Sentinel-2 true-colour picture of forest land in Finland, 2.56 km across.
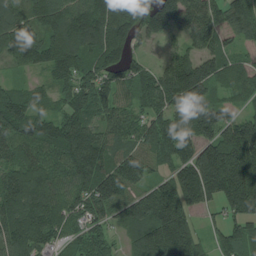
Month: July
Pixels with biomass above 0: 91%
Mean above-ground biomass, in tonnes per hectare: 138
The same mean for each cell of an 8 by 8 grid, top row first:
121 149 195 199 169 183 152 146
141 141 148 156 35 40 98 51
33 49 109 110 86 181 169 80
149 65 102 108 91 164 196 61
117 108 202 106 123 201 153 271
140 121 153 182 113 146 280 282
170 149 88 109 176 210 67 172
180 100 77 54 179 284 56 166
